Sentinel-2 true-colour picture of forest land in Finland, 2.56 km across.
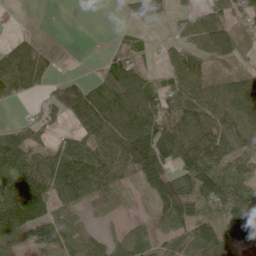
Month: June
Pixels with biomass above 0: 74%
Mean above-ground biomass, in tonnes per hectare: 81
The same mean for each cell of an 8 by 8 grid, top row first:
0 0 0 0 58 28 63 48
84 25 0 24 23 42 68 62
146 56 42 126 104 79 77 69
3 45 127 162 152 88 102 108
119 43 75 108 157 135 128 86
115 134 160 74 93 102 177 67
206 114 70 39 9 137 92 153
79 74 75 47 42 77 118 76
